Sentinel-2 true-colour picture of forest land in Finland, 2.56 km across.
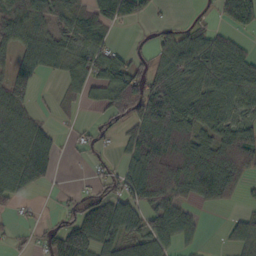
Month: October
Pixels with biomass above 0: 68%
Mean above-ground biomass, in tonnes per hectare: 60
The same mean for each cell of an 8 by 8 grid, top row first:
82 69 53 88 39 3 8 71
63 73 67 30 17 83 73 37
77 16 76 90 73 77 72 73
68 11 18 56 109 102 69 54
76 55 17 18 136 97 60 98
92 36 2 43 140 109 99 67
18 5 57 88 74 62 20 15
15 41 117 77 71 54 5 68
